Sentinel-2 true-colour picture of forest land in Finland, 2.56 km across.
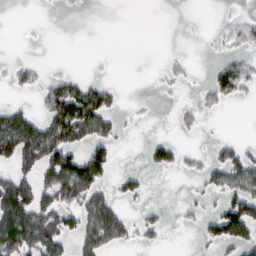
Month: March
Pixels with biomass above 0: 33%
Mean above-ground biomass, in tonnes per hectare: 30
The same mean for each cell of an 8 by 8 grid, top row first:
0 0 0 0 0 0 1 12
0 1 0 0 0 1 7 25
21 21 26 7 0 14 17 65
39 39 85 35 3 9 12 0
85 86 45 34 12 26 8 23
52 63 101 26 17 5 32 72
113 69 66 48 13 4 15 90
116 90 42 49 17 0 30 63
